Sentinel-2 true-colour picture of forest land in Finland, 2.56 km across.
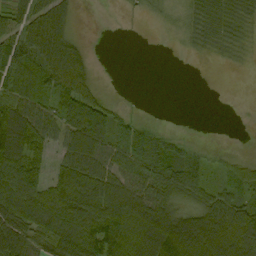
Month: September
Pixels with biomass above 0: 71%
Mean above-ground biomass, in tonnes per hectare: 58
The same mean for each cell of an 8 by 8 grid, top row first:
58 80 3 0 6 8 52 50
78 93 25 0 0 2 19 18
81 71 62 0 0 0 0 0
103 60 113 41 2 0 0 0
108 53 114 83 97 34 6 0
101 57 99 79 84 87 39 51
102 108 112 115 112 59 84 87
92 64 88 108 120 119 130 120
